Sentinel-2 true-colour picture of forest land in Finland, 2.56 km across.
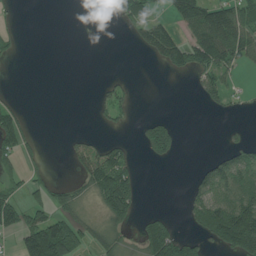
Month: July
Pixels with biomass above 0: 36%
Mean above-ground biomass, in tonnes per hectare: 48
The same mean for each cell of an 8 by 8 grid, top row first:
13 0 0 12 48 67 116 89
17 0 0 0 46 96 131 93
0 0 0 19 0 4 48 17
49 0 0 41 4 3 10 7
74 2 25 33 55 49 0 35
38 22 36 146 10 0 75 93
79 66 34 140 14 1 107 135
40 223 84 46 91 122 66 182
